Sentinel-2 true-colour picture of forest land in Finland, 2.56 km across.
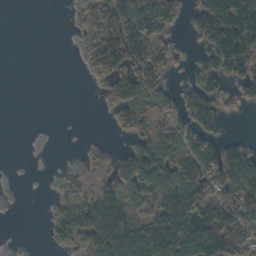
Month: October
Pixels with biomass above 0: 56%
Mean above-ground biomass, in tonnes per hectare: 59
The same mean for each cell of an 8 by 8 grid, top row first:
0 0 29 102 121 52 116 162
0 0 16 139 111 31 64 148
0 0 3 66 101 12 61 60
0 0 0 32 90 63 106 15
0 1 4 12 64 77 69 44
1 4 29 51 115 89 98 121
2 13 93 128 57 129 112 132
3 17 69 130 111 111 120 97
